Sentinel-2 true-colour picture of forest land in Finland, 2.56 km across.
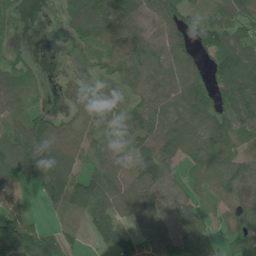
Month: June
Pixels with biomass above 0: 79%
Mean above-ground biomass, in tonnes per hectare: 71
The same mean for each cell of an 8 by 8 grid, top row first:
23 17 108 93 75 103 52 90
20 4 28 67 77 77 78 103
63 6 35 28 81 82 68 144
50 36 60 61 78 90 87 120
85 115 68 74 100 113 78 63
102 104 68 86 138 22 66 92
53 31 76 82 92 48 35 77
154 74 27 52 74 71 52 58
